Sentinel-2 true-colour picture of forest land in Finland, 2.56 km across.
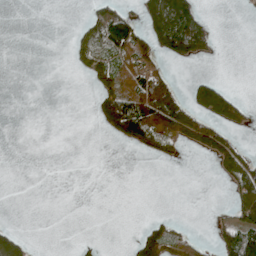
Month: May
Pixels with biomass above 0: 25%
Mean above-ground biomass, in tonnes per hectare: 29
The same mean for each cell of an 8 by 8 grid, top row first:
0 0 4 78 48 143 16 1
0 0 21 70 72 88 38 0
0 0 5 63 103 38 37 0
0 0 0 93 131 100 70 54
0 0 0 7 39 23 69 22
0 0 0 0 0 0 1 60
0 0 0 0 0 0 2 70
34 0 7 0 60 47 11 135
